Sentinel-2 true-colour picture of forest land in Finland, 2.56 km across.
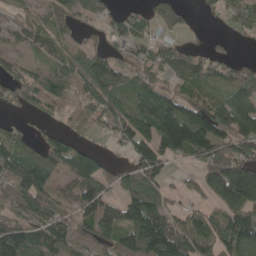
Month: May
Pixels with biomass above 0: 76%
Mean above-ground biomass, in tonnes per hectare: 83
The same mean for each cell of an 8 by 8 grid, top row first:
41 46 38 45 46 53 19 58
56 53 37 40 47 51 33 8
68 83 92 93 59 63 69 62
22 45 72 79 61 157 136 165
52 59 33 28 118 174 136 97
130 110 135 52 91 15 105 219
87 88 86 75 159 31 48 162
127 109 107 117 182 141 86 135
